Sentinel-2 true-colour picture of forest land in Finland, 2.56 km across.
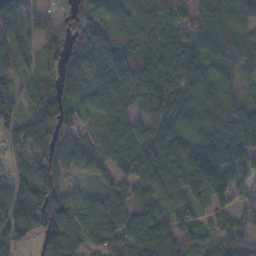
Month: November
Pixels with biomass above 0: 91%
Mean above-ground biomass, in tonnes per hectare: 92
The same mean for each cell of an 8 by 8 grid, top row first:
122 41 122 93 68 63 83 99
94 43 129 120 82 109 75 97
58 52 111 114 122 122 94 57
78 92 69 76 50 111 97 81
54 90 70 68 107 138 172 130
89 105 30 59 84 118 171 109
106 111 86 96 81 69 46 64
99 125 87 87 136 130 68 92
